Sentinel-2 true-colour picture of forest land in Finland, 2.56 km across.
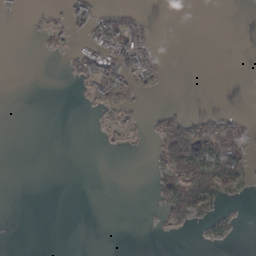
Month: March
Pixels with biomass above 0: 20%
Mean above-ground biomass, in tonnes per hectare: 16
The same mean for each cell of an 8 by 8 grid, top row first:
4 6 35 42 16 0 0 0
0 9 22 61 46 0 0 0
0 0 24 71 17 0 0 0
0 0 0 16 7 15 12 6
0 0 0 1 3 115 81 58
0 0 0 0 0 77 111 45
0 0 0 0 0 51 35 4
0 0 0 0 0 0 9 2
